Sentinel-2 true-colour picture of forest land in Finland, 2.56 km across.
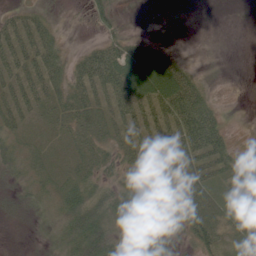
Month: June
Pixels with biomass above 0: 78%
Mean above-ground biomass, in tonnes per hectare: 36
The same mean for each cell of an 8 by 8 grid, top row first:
26 20 10 38 0 0 0 0
51 44 11 54 46 6 1 0
46 54 44 66 94 90 13 0
40 24 49 47 47 75 58 5
24 13 34 40 42 48 85 10
25 24 38 26 46 49 42 42
19 22 60 45 48 59 58 33
4 17 65 53 37 27 51 32
